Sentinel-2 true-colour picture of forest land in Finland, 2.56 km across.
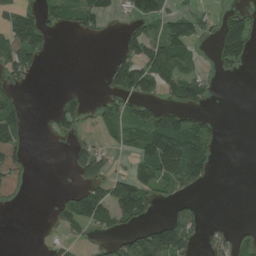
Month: July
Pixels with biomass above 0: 38%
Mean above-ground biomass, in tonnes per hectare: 43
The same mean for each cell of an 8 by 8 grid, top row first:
58 41 69 26 74 54 30 42
105 33 0 5 89 92 7 86
44 0 0 68 107 91 34 5
54 8 47 44 38 51 16 0
41 2 24 20 90 135 62 0
16 0 42 57 71 92 48 0
4 9 106 103 65 31 4 0
0 10 19 30 80 126 26 38
